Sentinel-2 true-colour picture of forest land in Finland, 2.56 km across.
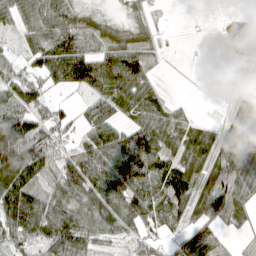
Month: April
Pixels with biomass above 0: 74%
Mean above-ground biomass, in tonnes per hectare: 57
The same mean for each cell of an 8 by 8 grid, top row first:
58 96 43 14 18 0 0 13
30 102 85 64 39 1 2 24
82 70 123 103 77 0 1 11
75 53 25 52 57 28 0 34
138 68 43 84 102 42 48 58
123 57 93 91 92 75 51 66
131 88 73 71 93 62 80 41
55 97 96 46 58 31 32 11
